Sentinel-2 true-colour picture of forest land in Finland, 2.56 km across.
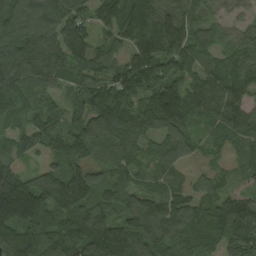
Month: August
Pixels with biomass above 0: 96%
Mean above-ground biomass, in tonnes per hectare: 136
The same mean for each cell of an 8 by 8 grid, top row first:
186 188 107 127 193 136 80 54
165 162 136 94 190 156 90 99
155 135 128 151 201 149 117 109
119 105 124 209 159 183 119 150
92 132 186 123 94 117 62 86
111 125 160 93 68 65 63 45
198 193 171 123 131 122 111 167
200 226 227 202 150 139 111 160
